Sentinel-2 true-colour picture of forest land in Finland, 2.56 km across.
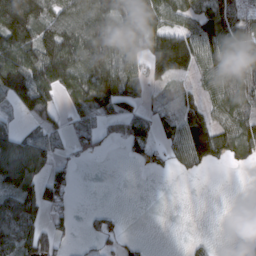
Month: March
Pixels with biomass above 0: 61%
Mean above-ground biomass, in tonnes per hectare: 72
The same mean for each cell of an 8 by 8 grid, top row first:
168 98 120 124 141 87 104 79
177 137 151 150 108 179 112 79
149 153 136 157 78 60 56 72
39 70 58 58 38 46 54 82
88 72 44 19 65 66 151 110
144 71 10 0 9 14 8 1
113 78 4 11 0 0 0 0
92 68 9 33 8 0 7 8
